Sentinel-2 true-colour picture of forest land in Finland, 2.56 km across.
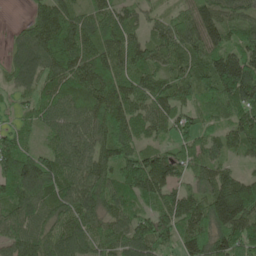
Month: May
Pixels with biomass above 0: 92%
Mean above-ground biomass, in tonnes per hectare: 101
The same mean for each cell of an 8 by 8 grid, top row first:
3 122 71 90 54 64 112 79
66 134 130 101 101 118 134 107
83 93 119 110 113 92 122 198
41 80 88 131 105 96 63 117
83 56 96 117 62 71 76 97
132 127 112 91 180 81 90 65
98 99 109 86 63 120 125 186
109 96 97 102 140 82 128 131
